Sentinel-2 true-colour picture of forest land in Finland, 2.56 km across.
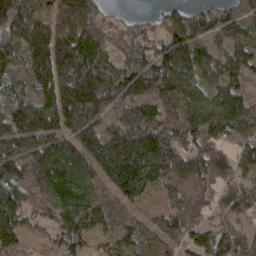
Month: March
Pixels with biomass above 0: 90%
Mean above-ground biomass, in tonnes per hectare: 116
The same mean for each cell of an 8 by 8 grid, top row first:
161 116 157 28 20 77 84 76
129 176 173 75 93 131 84 108
92 139 185 115 163 132 84 91
147 147 167 86 108 131 156 154
159 129 125 184 201 130 112 81
156 148 113 147 182 122 114 74
138 95 132 80 38 101 71 116
110 51 89 89 81 76 118 96
